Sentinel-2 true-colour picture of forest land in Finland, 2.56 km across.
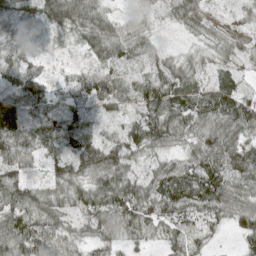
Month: April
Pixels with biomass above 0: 92%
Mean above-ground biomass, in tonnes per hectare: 49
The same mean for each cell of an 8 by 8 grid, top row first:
30 60 66 34 20 41 35 20
36 11 28 78 34 9 28 34
49 30 42 45 35 61 28 20
98 45 37 34 47 63 58 77
68 55 65 69 57 36 65 59
71 43 63 79 43 68 70 57
77 68 47 81 60 60 52 53
84 64 37 37 32 30 19 24
